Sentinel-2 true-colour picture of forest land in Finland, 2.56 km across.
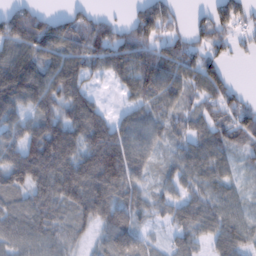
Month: February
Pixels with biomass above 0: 83%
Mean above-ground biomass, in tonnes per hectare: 79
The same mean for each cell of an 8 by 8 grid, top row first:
98 59 66 22 105 57 53 80
105 111 104 141 116 97 72 19
144 113 101 48 139 104 111 7
73 84 123 28 64 60 68 94
74 173 107 132 73 43 76 69
102 124 138 143 47 50 64 26
65 85 88 92 48 60 63 41
66 66 34 77 39 35 42 61
